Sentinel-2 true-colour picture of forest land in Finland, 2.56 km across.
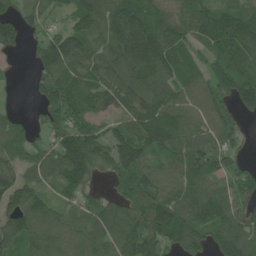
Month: June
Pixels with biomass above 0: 87%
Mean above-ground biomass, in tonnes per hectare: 104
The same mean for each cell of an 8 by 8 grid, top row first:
85 55 136 137 122 90 103 99
64 117 128 94 162 118 85 119
9 100 93 114 127 124 105 140
29 85 97 87 127 119 110 76
77 54 169 114 122 108 98 33
103 90 141 76 121 101 108 77
111 83 66 80 119 145 140 90
131 125 97 111 135 121 102 150
